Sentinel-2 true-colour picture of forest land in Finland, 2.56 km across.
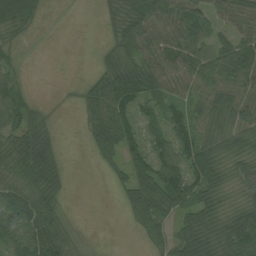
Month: August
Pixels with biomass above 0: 76%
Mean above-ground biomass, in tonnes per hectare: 47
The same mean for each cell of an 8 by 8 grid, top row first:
76 9 0 32 64 57 44 52
20 1 1 30 58 57 50 67
28 0 11 62 71 50 63 76
68 12 21 77 36 44 67 80
49 39 4 57 61 77 67 60
61 55 1 17 87 75 95 37
84 55 1 2 73 62 58 42
62 90 16 1 21 59 74 90
